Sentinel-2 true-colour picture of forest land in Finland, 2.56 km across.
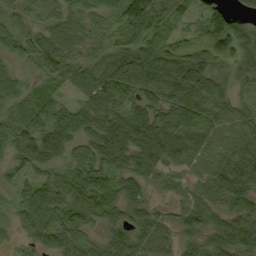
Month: September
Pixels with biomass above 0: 91%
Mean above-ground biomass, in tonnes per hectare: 74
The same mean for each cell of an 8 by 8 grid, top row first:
30 46 58 60 142 77 71 42
48 71 57 52 94 64 99 96
50 48 48 92 114 144 105 44
61 84 68 98 82 113 92 53
57 98 54 132 138 112 66 68
41 47 76 77 88 45 69 122
44 117 77 77 62 36 71 92
15 68 56 61 75 50 58 87
